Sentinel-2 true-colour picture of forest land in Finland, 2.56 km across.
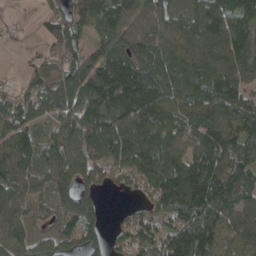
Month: April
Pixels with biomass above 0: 89%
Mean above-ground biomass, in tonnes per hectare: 102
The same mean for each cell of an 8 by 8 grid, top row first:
15 35 65 94 81 68 149 128
13 38 71 92 95 83 98 102
21 83 111 178 162 115 140 96
98 87 125 173 172 113 140 138
109 95 121 134 128 88 124 112
109 114 135 81 111 150 177 111
82 44 138 5 43 121 170 85
69 62 116 44 92 130 159 104
